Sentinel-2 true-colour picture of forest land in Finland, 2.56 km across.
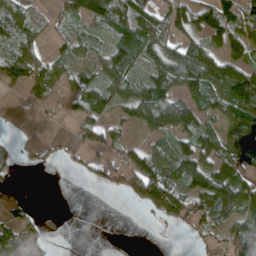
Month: April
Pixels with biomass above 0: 63%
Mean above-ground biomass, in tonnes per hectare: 61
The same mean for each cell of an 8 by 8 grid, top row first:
74 22 78 111 79 72 99 94
67 22 34 70 91 76 92 80
58 80 45 83 76 101 124 127
10 13 50 58 119 100 48 113
15 13 36 51 43 59 60 123
13 0 14 31 141 72 114 101
39 6 0 0 43 102 79 119
86 36 0 0 0 1 21 98
